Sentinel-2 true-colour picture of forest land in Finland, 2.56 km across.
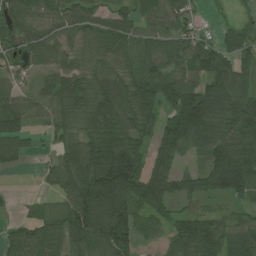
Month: July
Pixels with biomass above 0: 86%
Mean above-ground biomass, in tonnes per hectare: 87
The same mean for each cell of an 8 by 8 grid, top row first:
96 72 73 63 67 77 18 28
90 92 39 70 80 89 79 96
41 52 80 81 103 103 104 88
102 55 68 108 92 125 131 118
71 23 106 138 71 114 95 110
8 41 151 200 122 81 112 149
12 51 179 168 89 51 29 34
69 101 132 151 41 71 113 86
